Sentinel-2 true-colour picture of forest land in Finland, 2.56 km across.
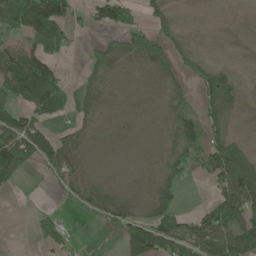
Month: May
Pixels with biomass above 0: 56%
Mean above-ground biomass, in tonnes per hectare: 44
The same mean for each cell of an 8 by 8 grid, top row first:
64 147 23 78 24 18 0 0
49 57 8 33 86 49 6 0
107 124 20 18 7 33 70 23
92 85 26 5 2 40 47 19
109 63 34 5 4 51 61 42
41 25 37 12 8 51 43 104
0 6 24 56 20 53 43 110
0 31 8 1 127 78 120 100
